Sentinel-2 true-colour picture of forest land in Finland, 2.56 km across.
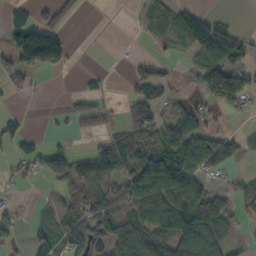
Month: October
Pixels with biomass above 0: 50%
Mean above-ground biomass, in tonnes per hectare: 53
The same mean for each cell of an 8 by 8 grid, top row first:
40 38 14 0 14 34 29 3
112 181 1 0 1 15 95 59
40 4 9 5 49 10 105 86
8 1 42 16 70 32 17 22
29 11 2 73 79 91 97 41
16 57 84 63 124 138 55 14
15 18 87 85 136 138 104 36
26 82 83 105 134 120 118 12
